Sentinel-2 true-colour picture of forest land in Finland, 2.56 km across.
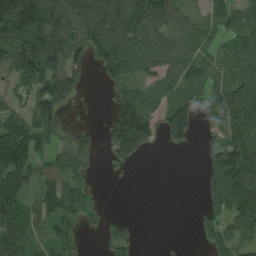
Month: August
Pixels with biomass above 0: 68%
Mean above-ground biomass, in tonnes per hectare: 70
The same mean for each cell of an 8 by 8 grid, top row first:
206 117 111 127 114 82 39 67
111 150 71 132 87 83 34 70
51 114 50 50 47 58 62 87
49 91 2 81 120 120 63 130
128 38 43 91 108 53 39 135
103 38 40 10 0 0 56 149
85 51 52 1 0 0 54 136
62 41 22 47 1 2 44 87
